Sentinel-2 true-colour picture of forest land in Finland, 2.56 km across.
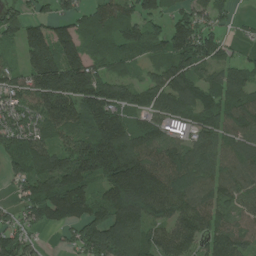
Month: July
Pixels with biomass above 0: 87%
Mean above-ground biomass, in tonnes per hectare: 128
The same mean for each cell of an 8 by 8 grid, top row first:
101 77 85 134 119 84 105 20
71 202 146 111 132 178 160 35
103 207 202 130 71 156 101 107
118 175 146 176 99 138 136 143
124 112 143 234 128 86 99 115
79 143 176 200 209 128 103 114
66 149 146 195 187 127 114 85
133 17 119 198 150 136 112 113
